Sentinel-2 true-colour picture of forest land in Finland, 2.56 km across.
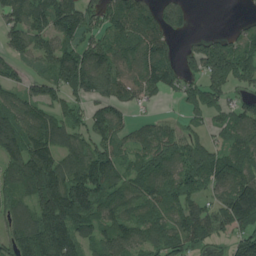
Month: July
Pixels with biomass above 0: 80%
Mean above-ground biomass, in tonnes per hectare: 114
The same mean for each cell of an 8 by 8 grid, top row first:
111 151 161 134 134 87 0 12
90 101 118 107 116 39 123 106
61 103 174 168 128 84 142 122
99 86 63 119 27 24 107 95
126 141 102 102 92 115 88 106
129 195 158 130 118 116 137 142
89 198 182 98 81 111 118 214
150 224 121 117 91 123 91 112
